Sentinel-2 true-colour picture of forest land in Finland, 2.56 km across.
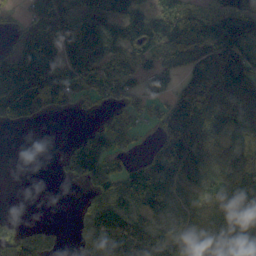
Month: October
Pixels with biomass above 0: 73%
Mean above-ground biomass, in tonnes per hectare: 99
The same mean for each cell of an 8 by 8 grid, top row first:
31 194 108 102 92 100 79 155
87 126 146 100 98 115 133 145
194 143 124 134 68 65 148 141
138 64 30 62 74 144 143 141
0 2 69 85 25 188 101 85
0 1 86 97 152 140 75 97
0 0 36 132 109 87 85 106
108 59 57 171 169 129 127 128
